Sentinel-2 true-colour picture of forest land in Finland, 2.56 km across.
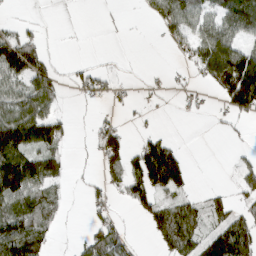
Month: March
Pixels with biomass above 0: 48%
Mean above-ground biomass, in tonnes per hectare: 51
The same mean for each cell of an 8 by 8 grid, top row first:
5 2 0 5 13 81 53 119
112 20 1 0 0 26 92 66
73 63 35 24 6 8 58 200
85 62 2 13 7 5 8 65
141 89 2 64 53 25 0 9
195 104 6 40 132 115 0 38
72 49 3 26 54 67 51 43
139 37 22 64 8 110 89 118
